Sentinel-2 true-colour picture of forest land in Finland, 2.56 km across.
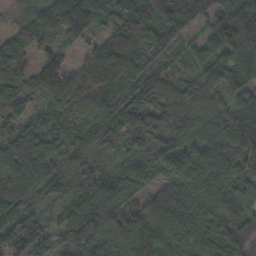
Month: November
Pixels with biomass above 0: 96%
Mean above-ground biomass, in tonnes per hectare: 101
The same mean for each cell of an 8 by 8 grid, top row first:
33 103 164 101 115 123 68 115
92 67 50 118 85 54 72 119
116 121 101 110 103 79 100 77
78 55 90 95 110 106 95 83
106 111 84 91 100 102 119 138
120 96 95 97 70 117 135 113
112 41 102 133 94 162 140 98
120 85 125 96 123 141 131 102
